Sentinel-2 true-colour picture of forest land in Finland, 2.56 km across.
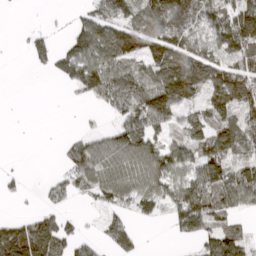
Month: April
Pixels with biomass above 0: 63%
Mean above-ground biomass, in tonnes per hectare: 67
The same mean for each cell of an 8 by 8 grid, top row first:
0 3 32 75 76 91 74 113
3 54 99 130 93 102 77 98
0 7 94 123 103 163 118 104
0 0 6 43 112 81 70 84
0 2 56 95 118 61 89 75
22 14 74 79 87 91 103 84
5 37 11 47 48 76 110 58
182 167 55 63 13 16 65 64
